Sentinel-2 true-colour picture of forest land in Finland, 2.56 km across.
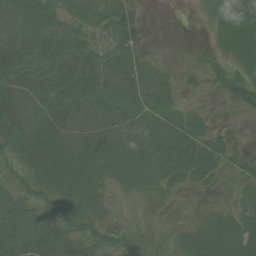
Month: August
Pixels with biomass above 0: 79%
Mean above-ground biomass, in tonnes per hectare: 36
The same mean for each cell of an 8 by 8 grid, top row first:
45 37 25 47 9 0 17 41
50 60 47 33 15 1 11 41
47 54 68 52 44 13 20 38
53 48 57 52 53 40 10 12
48 60 61 54 58 60 41 10
26 57 56 36 45 39 22 16
42 32 48 11 8 14 10 21
52 49 42 36 12 20 40 35
